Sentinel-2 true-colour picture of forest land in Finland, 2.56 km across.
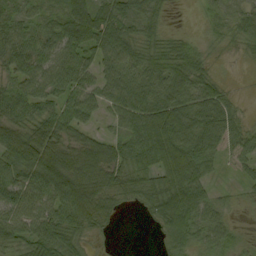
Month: September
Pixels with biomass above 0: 86%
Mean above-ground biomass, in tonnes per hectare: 56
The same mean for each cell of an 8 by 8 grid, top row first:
49 40 88 81 63 4 18 36
57 54 75 75 53 42 18 19
54 68 57 56 80 87 49 2
61 44 58 39 84 99 96 29
103 84 51 46 79 101 82 40
72 85 77 62 48 91 40 18
74 63 95 45 29 98 61 10
60 76 42 5 0 49 49 22
